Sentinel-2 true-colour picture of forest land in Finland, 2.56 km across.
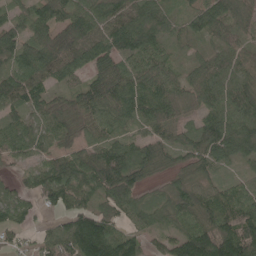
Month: May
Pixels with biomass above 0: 91%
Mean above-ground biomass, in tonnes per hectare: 84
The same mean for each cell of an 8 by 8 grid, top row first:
58 92 101 97 113 43 96 68
98 124 111 115 111 33 38 65
97 81 57 121 82 49 93 87
66 77 103 89 82 58 74 99
70 40 61 75 89 70 108 99
34 92 109 148 78 55 58 32
67 41 78 84 69 87 99 109
32 58 177 130 54 77 141 157
